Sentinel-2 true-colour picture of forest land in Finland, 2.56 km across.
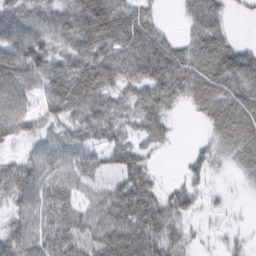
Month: February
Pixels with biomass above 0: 84%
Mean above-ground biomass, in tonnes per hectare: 52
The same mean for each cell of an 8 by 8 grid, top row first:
55 60 101 96 46 6 67 5
73 56 65 72 88 46 72 32
70 76 91 57 72 90 70 67
63 54 58 52 63 19 50 62
30 39 49 44 39 9 27 63
56 52 51 42 52 6 32 20
34 57 45 77 89 53 17 4
53 58 67 84 83 36 7 15
